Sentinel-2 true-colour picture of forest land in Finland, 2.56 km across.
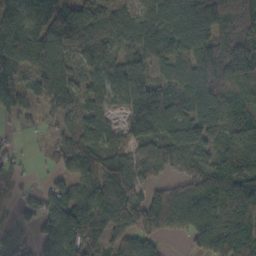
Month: October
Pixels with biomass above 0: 85%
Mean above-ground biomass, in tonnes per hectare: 91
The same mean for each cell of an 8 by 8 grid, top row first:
121 95 152 96 59 99 137 234
116 108 51 66 78 79 113 197
113 103 55 71 134 57 125 125
50 45 70 35 210 86 88 61
15 31 106 51 80 108 79 73
31 21 94 129 59 38 92 84
33 111 144 116 118 124 109 106
82 99 130 66 70 12 83 110
